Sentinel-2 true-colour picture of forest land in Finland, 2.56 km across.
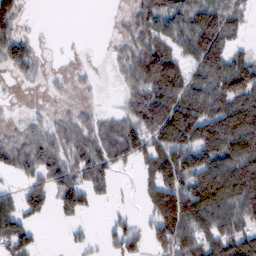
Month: February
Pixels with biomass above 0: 72%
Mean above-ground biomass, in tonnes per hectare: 81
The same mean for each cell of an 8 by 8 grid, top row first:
86 0 0 7 82 82 118 60
92 5 2 14 109 69 157 33
30 23 19 11 143 145 126 146
11 25 38 27 144 154 132 158
66 95 108 128 107 144 128 138
41 94 93 63 49 135 144 163
68 56 77 15 38 169 127 105
102 2 11 53 60 133 107 132
